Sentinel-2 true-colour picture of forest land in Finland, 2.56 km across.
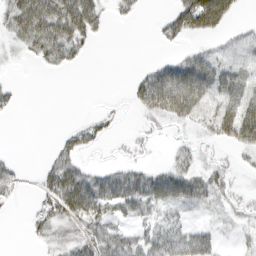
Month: March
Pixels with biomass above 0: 53%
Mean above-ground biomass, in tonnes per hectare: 30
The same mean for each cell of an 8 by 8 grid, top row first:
55 77 68 13 5 44 82 11
15 58 25 0 0 11 18 32
3 0 0 0 42 82 73 52
8 0 0 7 34 68 54 77
0 3 32 7 13 15 16 48
19 36 48 34 36 46 31 11
5 39 67 39 37 31 15 19
0 25 37 41 35 53 32 8
